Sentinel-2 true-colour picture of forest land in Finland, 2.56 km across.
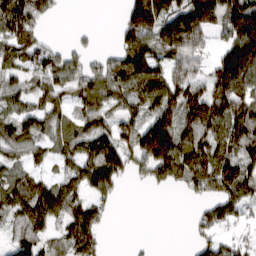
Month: March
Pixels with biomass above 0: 73%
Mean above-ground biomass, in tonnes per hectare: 85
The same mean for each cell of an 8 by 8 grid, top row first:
135 46 0 1 154 119 173 185
93 49 24 30 129 135 52 184
54 88 86 119 146 110 116 180
77 77 59 68 80 144 146 116
81 53 83 107 174 179 116 103
55 36 86 104 55 86 112 112
92 123 77 17 0 0 52 60
62 53 100 2 3 0 45 28
